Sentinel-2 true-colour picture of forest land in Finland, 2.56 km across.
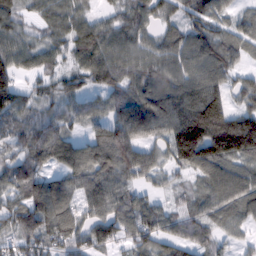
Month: February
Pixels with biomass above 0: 88%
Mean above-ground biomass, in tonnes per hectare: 81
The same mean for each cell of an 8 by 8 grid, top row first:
61 66 58 41 73 51 74 40
81 70 87 82 68 78 88 61
69 59 54 75 81 92 112 45
78 46 55 72 119 132 218 72
59 99 67 124 82 165 179 159
96 63 82 94 58 34 90 82
85 127 80 89 77 40 62 73
76 81 72 65 75 71 59 32
